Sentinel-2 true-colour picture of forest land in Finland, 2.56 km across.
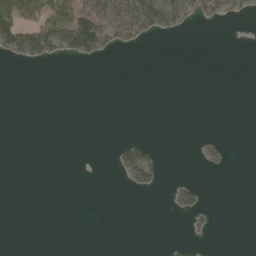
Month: May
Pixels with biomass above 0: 14%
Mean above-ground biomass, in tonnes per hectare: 12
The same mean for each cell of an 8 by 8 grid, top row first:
83 61 95 38 68 48 23 13
60 66 112 23 7 0 0 0
0 0 0 0 0 0 0 0
0 0 0 0 0 0 0 0
0 0 0 5 22 0 7 0
0 0 0 2 34 2 2 0
0 0 0 0 0 13 7 0
0 0 0 0 0 1 2 0
